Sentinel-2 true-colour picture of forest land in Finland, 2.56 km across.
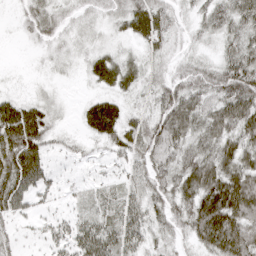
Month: April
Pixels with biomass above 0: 87%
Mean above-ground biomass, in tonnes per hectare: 43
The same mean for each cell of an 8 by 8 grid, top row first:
12 36 20 27 62 25 44 63
1 15 16 20 29 17 17 62
4 10 9 50 30 47 54 84
58 31 22 59 33 81 54 82
74 32 17 39 61 62 52 59
74 32 15 24 45 59 74 71
44 18 27 43 47 52 84 88
20 28 63 58 33 26 63 86
